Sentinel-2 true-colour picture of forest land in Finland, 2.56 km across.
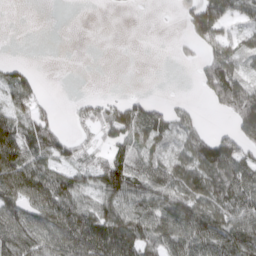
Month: March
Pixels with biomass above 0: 62%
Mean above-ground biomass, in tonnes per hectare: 55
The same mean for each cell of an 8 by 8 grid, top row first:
0 0 0 0 0 7 109 38
0 0 0 0 0 15 61 50
56 1 0 0 0 0 73 92
59 25 24 52 59 50 10 139
107 55 22 47 57 46 81 93
134 78 46 82 76 72 85 90
83 91 85 69 65 84 81 84
108 87 123 108 77 93 89 109
